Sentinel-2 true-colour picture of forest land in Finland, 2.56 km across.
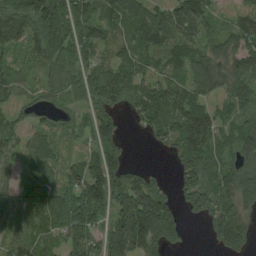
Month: August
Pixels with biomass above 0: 84%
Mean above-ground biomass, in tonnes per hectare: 90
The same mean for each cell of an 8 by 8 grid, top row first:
95 203 139 85 94 132 82 39
59 159 111 64 86 90 73 75
59 47 74 104 73 70 113 71
48 47 50 76 94 101 78 63
64 88 39 91 11 76 103 97
47 87 95 138 64 51 112 135
88 89 151 108 237 86 114 113
73 66 91 163 162 66 23 82
